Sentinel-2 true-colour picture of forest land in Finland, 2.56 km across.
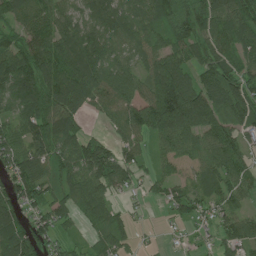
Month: July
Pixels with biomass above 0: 84%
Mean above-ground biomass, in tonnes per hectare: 83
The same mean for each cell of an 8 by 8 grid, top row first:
93 90 66 84 82 91 106 89
102 102 120 61 74 89 89 81
135 104 108 97 83 157 87 93
83 103 64 69 117 211 121 102
94 114 100 63 42 91 84 77
100 79 103 119 34 41 71 81
83 92 72 65 12 54 51 56
139 61 24 76 9 9 15 76
